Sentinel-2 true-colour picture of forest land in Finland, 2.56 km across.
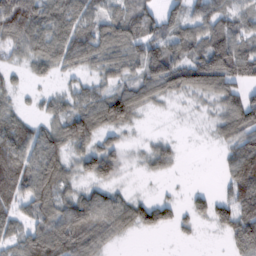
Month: February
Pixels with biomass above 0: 75%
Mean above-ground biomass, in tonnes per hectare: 62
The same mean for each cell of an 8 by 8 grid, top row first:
109 94 72 57 65 48 78 55
48 89 86 70 77 62 106 71
16 27 28 43 76 94 108 60
44 38 87 122 34 8 25 116
108 91 67 38 19 17 7 71
106 118 49 48 13 9 0 117
57 79 89 77 62 32 54 98
59 109 86 30 3 7 2 102
